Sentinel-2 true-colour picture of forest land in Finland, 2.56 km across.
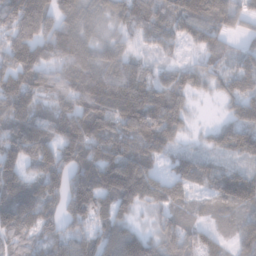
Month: January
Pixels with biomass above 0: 91%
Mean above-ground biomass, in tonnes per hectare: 110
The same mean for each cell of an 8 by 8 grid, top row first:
198 163 92 66 116 116 147 73
204 136 122 74 49 46 85 42
168 105 133 116 92 74 53 87
128 100 164 146 177 92 2 92
158 137 184 145 133 64 40 106
127 146 147 164 153 84 59 96
171 106 143 101 57 102 66 104
106 92 139 89 54 170 59 87
